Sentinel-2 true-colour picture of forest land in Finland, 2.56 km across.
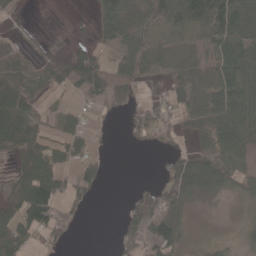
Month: April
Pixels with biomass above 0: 61%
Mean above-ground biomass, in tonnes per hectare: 41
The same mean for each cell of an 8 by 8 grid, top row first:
14 0 2 70 62 86 79 57
24 6 15 38 67 60 38 53
46 30 75 74 23 47 73 68
61 15 22 19 33 43 64 68
67 44 44 3 15 11 31 85
46 94 47 2 1 42 77 69
51 75 16 0 62 41 5 15
87 28 0 9 53 61 11 22
